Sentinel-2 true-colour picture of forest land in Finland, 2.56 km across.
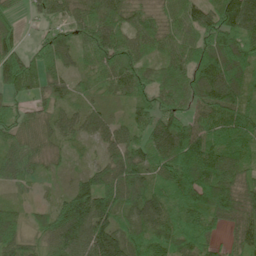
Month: June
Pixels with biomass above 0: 93%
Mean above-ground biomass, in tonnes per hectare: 78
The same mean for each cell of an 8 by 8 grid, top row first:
43 42 79 94 54 60 79 157
70 92 68 104 68 62 93 117
97 63 39 66 70 96 100 101
56 52 50 48 55 71 82 98
64 54 27 68 74 136 100 70
69 36 46 96 95 108 113 67
29 36 115 55 104 71 128 97
75 65 106 149 92 94 67 71
